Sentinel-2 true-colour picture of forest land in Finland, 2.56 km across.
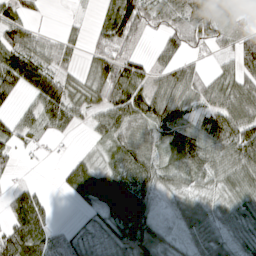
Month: April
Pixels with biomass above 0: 76%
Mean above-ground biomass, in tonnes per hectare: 52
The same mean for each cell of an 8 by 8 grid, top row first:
56 5 5 62 71 65 82 11
85 51 21 56 9 43 29 62
81 78 35 87 56 62 38 68
29 75 38 70 72 68 53 91
40 11 5 49 58 65 61 105
10 0 75 60 54 47 58 68
74 36 14 76 71 26 36 41
116 69 34 49 111 23 50 23
